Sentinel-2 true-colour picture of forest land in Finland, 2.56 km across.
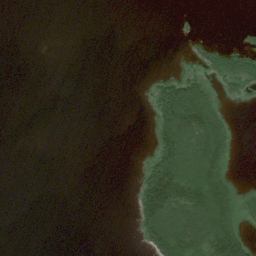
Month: July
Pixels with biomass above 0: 23%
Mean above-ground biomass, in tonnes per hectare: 31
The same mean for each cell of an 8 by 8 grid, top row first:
0 0 0 0 0 2 0 0
0 0 0 0 0 0 28 34
0 0 0 0 2 62 38 63
0 0 0 0 2 178 127 0
0 0 0 0 1 127 146 5
0 0 0 0 59 144 140 4
0 0 0 0 95 113 145 60
0 0 0 0 42 132 108 109
